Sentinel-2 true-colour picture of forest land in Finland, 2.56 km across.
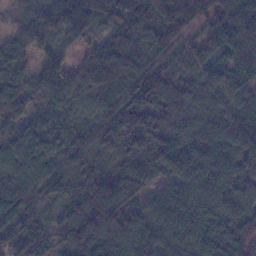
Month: January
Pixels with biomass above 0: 96%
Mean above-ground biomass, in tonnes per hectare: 101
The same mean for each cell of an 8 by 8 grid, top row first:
33 103 164 101 115 123 68 115
92 67 50 118 85 54 72 119
116 121 101 110 103 79 100 77
78 55 90 95 110 106 95 83
106 111 84 91 100 102 119 138
120 96 95 97 70 117 135 113
112 41 102 133 94 162 140 98
120 85 125 96 123 141 131 102
